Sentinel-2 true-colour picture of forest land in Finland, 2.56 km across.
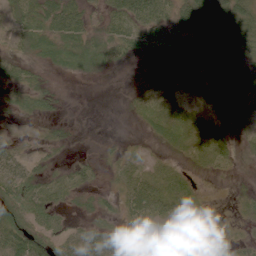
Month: June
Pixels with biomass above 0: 69%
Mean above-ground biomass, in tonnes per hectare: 30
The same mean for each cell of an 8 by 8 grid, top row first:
36 54 41 41 65 57 89 55
28 46 64 47 26 26 46 47
35 14 11 2 4 12 7 40
22 19 0 0 22 39 24 14
19 14 2 4 6 23 60 17
43 24 22 10 35 28 10 6
60 36 11 13 56 49 23 10
67 50 32 24 15 50 52 10
